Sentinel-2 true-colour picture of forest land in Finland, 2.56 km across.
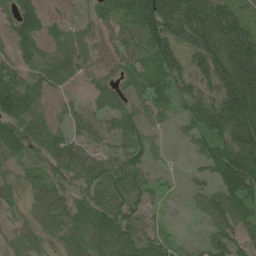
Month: June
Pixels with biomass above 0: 86%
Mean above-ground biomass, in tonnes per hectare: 73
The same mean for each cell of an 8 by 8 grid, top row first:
74 37 15 72 137 157 155 70
54 53 62 40 76 92 145 147
75 58 27 35 63 88 84 181
123 44 37 61 46 42 112 176
91 76 55 42 66 12 69 151
34 51 77 97 58 13 48 155
30 74 73 101 57 8 67 74
37 33 64 116 79 42 45 60
